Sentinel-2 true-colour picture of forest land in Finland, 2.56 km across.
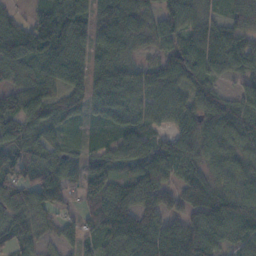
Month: November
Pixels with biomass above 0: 90%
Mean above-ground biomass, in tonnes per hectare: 72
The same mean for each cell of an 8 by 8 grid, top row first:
40 92 80 119 68 82 59 62
107 114 72 93 43 66 83 91
60 80 76 95 74 67 56 45
81 89 52 66 47 68 79 83
83 66 21 58 63 72 64 68
60 92 58 62 90 56 53 54
71 56 40 97 83 52 104 99
63 18 48 70 112 123 96 67
